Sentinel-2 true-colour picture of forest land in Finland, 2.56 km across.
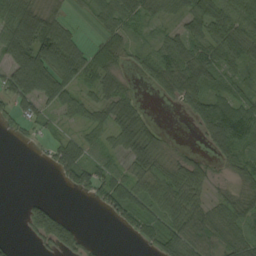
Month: September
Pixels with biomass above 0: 71%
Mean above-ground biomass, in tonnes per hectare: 50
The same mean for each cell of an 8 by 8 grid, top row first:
93 46 10 71 53 37 79 70
132 119 44 42 25 65 73 79
91 104 54 44 21 78 60 35
39 33 42 58 22 8 97 94
5 22 55 36 56 5 28 74
0 4 79 51 53 57 35 31
1 60 0 53 51 74 49 48
6 77 49 0 30 87 64 49
